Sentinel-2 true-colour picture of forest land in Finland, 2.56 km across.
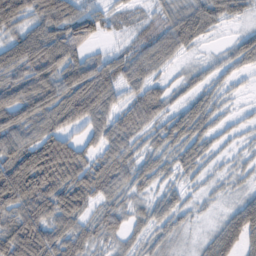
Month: February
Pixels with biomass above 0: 83%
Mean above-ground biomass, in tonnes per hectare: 52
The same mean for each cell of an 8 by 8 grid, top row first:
73 79 81 27 18 45 57 26
67 93 60 20 47 49 7 44
68 76 96 66 53 17 27 14
78 82 86 54 64 38 46 9
69 94 50 57 30 51 32 13
116 110 78 66 39 26 15 15
83 79 67 39 26 35 8 47
101 80 56 31 28 16 26 67
